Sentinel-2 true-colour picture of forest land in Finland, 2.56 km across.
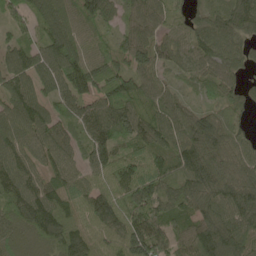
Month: May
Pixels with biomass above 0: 95%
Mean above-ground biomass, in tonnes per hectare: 88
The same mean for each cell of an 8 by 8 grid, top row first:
63 97 75 59 86 36 67 97
71 102 79 62 85 67 97 70
100 94 113 106 73 40 67 46
108 74 78 114 70 85 61 41
98 90 58 92 85 99 134 80
114 73 64 82 112 94 141 113
92 127 69 109 121 75 110 126
77 102 91 71 136 76 151 109
